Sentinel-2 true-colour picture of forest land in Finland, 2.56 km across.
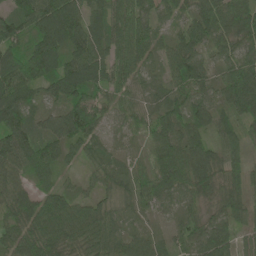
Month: June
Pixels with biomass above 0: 94%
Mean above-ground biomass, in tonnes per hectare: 68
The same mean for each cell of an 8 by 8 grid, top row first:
75 103 82 85 61 51 85 103
69 110 96 77 66 66 59 67
105 72 99 73 42 62 49 99
92 39 99 46 46 73 71 70
106 70 69 33 27 82 57 43
71 44 22 55 43 96 80 53
97 76 58 46 50 53 44 52
71 90 67 67 49 33 83 53
